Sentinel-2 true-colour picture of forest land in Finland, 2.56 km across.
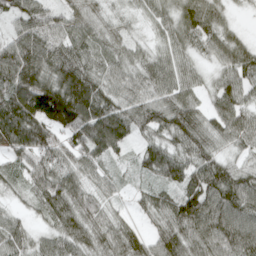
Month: April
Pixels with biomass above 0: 94%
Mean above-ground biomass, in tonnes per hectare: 72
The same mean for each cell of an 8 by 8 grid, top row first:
73 74 55 27 35 61 67 8
87 103 76 49 33 61 53 66
113 101 146 62 63 72 29 76
129 127 134 82 86 90 50 77
86 94 83 84 46 69 71 48
31 82 64 28 38 74 96 72
23 84 87 33 40 76 115 105
66 52 84 86 62 92 95 101
